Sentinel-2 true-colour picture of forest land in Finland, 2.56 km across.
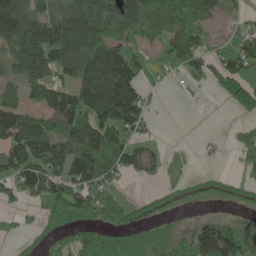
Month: May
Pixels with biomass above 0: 64%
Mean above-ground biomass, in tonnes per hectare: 85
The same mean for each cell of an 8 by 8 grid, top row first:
137 94 101 101 105 117 57 24
115 172 112 130 53 92 55 66
55 122 131 225 69 17 55 101
109 106 157 194 93 0 1 41
136 153 135 114 56 2 3 36
127 166 122 62 50 11 16 23
27 86 130 116 28 15 5 12
16 40 103 143 96 73 170 152
